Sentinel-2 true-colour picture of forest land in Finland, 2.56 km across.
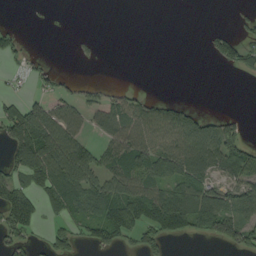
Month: September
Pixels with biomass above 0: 47%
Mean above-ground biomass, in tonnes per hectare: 44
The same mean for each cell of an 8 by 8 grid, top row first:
0 1 0 0 0 0 0 10
28 0 7 0 0 0 17 62
8 22 16 4 0 0 0 3
61 65 37 61 62 51 19 12
88 116 60 58 80 77 92 71
56 99 101 70 85 77 52 56
99 31 68 94 92 134 103 71
37 25 31 69 49 23 25 59
